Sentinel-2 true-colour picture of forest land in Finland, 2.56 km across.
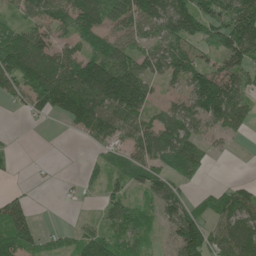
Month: May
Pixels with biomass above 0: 71%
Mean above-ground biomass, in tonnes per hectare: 72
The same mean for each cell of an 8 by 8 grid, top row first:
37 81 99 80 114 135 99 137
112 84 50 73 64 71 50 139
97 139 154 193 92 59 122 86
18 56 144 124 75 69 131 81
7 0 9 59 86 102 37 5
6 7 29 44 70 51 10 7
93 0 5 55 35 75 47 114
117 19 55 61 37 87 104 130
